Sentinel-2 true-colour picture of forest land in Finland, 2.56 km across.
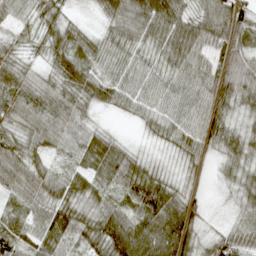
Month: April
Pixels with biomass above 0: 93%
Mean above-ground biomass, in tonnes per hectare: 49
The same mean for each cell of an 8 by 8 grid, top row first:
40 50 10 49 90 76 83 66
29 41 50 46 38 64 56 63
58 30 74 50 41 46 49 103
42 43 41 23 36 39 54 39
34 39 48 51 10 37 45 56
46 47 45 65 63 17 9 40
32 61 39 48 82 63 14 36
50 55 44 88 101 81 37 44
